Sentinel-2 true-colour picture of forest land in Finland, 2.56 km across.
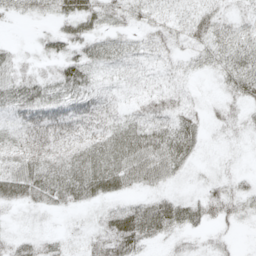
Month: May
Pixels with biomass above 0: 81%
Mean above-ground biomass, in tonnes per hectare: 30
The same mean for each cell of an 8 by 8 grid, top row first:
15 17 52 28 21 19 31 19
11 23 29 28 18 20 32 34
34 28 43 14 17 16 6 44
31 46 41 23 25 37 14 20
36 54 46 38 49 54 8 7
53 57 58 56 41 18 12 15
20 27 22 26 48 50 34 27
29 26 16 65 57 22 14 6
